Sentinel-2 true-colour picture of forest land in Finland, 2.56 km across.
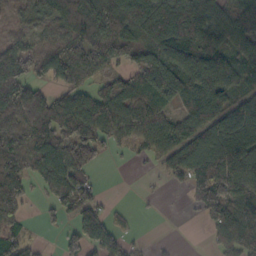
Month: October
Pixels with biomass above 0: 74%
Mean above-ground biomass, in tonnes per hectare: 76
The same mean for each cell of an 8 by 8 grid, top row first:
21 63 125 124 125 141 97 84
80 70 100 125 127 109 127 63
94 60 58 29 81 137 95 60
96 95 99 88 90 46 91 104
106 105 112 39 47 93 116 117
95 79 70 1 7 50 128 122
78 28 91 19 2 0 58 106
69 6 76 63 6 3 14 79
